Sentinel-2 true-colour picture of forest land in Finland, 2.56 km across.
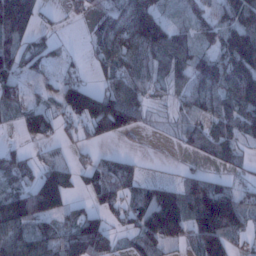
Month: January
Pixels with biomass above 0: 71%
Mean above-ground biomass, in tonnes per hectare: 76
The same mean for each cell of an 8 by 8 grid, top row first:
195 15 15 73 158 22 75 96
102 50 5 94 119 85 55 142
84 24 43 64 72 50 105 119
44 79 127 160 45 24 69 111
16 32 42 17 0 18 72 49
73 110 39 85 33 10 57 12
152 146 40 50 118 156 178 115
107 86 100 50 97 77 145 37
